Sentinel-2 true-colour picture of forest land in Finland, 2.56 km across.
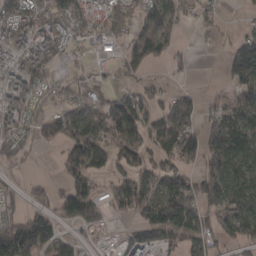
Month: March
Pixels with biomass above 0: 69%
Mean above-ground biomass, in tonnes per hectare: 96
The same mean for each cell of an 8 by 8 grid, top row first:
112 79 73 110 120 84 42 9
108 95 30 40 170 59 14 129
110 112 53 42 46 17 6 118
112 81 148 175 125 179 60 131
77 55 200 133 113 133 156 162
28 18 126 78 142 119 122 132
44 99 82 42 134 195 102 129
263 117 36 12 113 59 79 75
